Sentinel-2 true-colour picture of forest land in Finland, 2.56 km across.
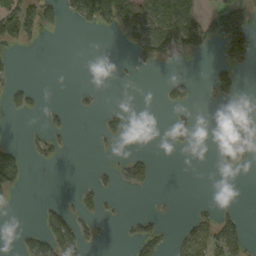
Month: September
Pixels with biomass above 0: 23%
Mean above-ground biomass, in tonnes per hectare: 29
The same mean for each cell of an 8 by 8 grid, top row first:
89 39 62 92 84 128 38 74
19 0 0 0 68 82 31 87
14 0 0 2 1 34 19 26
21 16 9 21 1 20 1 0
18 28 0 9 0 18 0 85
65 0 1 23 49 0 0 4
3 25 33 4 1 2 14 9
13 81 65 2 64 21 69 51
